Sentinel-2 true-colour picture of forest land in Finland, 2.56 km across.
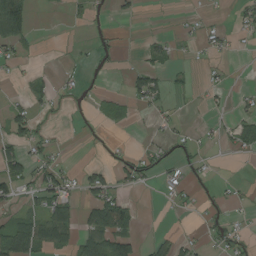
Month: August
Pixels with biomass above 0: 31%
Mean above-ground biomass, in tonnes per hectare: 24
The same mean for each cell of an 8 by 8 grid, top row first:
115 1 10 13 4 2 8 24
34 0 5 14 15 14 25 6
6 16 11 3 54 10 10 0
27 12 4 22 13 11 10 21
51 25 1 7 8 26 9 32
63 56 29 40 39 15 10 3
21 52 35 83 3 12 11 10
90 79 52 86 13 28 16 29
